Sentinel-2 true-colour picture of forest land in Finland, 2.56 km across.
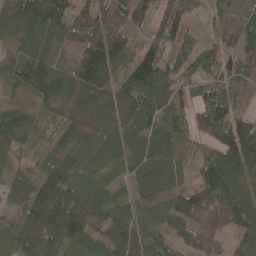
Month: May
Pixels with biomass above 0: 94%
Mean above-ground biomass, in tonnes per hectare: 86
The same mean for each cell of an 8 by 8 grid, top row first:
122 132 75 120 54 94 34 61
44 69 145 169 79 74 54 57
72 112 181 116 126 80 63 76
61 43 164 128 110 64 115 77
72 52 78 71 81 69 67 169
39 85 63 34 64 53 102 82
55 132 112 66 44 108 148 106
68 87 74 94 72 59 97 59
